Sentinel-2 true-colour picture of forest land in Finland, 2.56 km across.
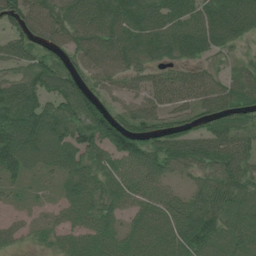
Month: July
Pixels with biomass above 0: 88%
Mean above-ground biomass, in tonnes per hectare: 76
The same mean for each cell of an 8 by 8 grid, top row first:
83 85 94 121 104 97 101 125
67 52 69 100 113 102 80 30
61 97 58 48 44 53 55 55
115 94 103 60 73 58 83 73
148 101 98 109 86 88 92 78
60 26 84 73 75 44 70 97
14 15 63 52 60 65 116 103
29 26 48 54 61 82 118 92
